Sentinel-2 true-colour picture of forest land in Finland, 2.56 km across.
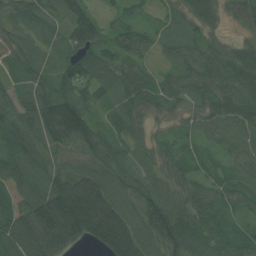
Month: July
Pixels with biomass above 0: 95%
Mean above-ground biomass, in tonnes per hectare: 73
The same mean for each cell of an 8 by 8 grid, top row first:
52 59 98 28 25 41 62 51
65 46 88 61 57 45 56 50
36 57 95 84 61 53 78 85
77 112 112 50 66 38 65 93
75 85 88 72 47 30 31 63
72 90 114 75 51 51 38 37
71 148 199 138 94 79 61 39
116 144 75 149 90 103 71 48
